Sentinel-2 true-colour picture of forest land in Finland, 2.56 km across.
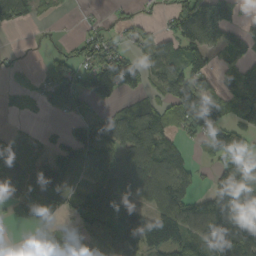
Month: September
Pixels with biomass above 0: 67%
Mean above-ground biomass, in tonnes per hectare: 79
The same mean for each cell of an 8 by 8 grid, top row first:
75 13 5 13 18 92 171 51
4 4 43 65 41 110 122 92
13 72 86 154 67 110 62 96
13 33 52 46 80 76 104 90
38 33 137 108 153 61 81 83
83 114 67 112 119 117 27 97
45 57 60 92 67 148 124 177
6 73 40 150 146 112 90 169
